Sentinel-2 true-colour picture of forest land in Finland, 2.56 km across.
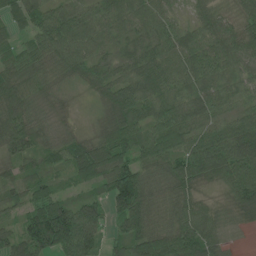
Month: June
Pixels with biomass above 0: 95%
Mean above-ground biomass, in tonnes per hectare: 71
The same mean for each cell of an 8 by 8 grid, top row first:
62 88 77 78 67 33 53 54
44 83 78 46 62 70 73 87
76 51 48 72 84 71 68 53
94 28 10 82 72 85 66 48
81 42 51 96 74 85 84 103
55 50 60 110 70 89 62 90
51 111 86 65 98 71 45 64
72 147 135 43 105 107 87 10
